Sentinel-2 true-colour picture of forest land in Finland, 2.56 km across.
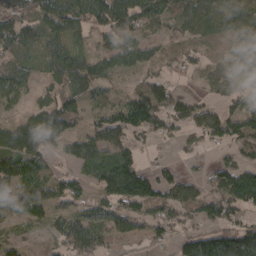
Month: April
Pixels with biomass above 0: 80%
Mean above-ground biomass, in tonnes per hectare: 88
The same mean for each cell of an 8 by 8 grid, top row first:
79 135 152 165 118 96 125 120
98 85 56 82 81 62 55 73
115 51 100 52 67 33 44 47
36 130 87 82 164 104 79 94
137 110 91 109 30 35 49 82
147 93 69 77 23 45 54 150
108 107 74 86 81 106 102 96
51 47 126 69 50 59 136 169
